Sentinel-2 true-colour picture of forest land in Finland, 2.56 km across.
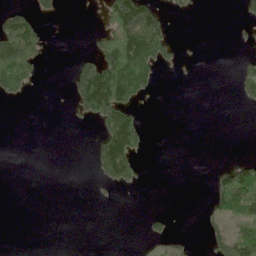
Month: June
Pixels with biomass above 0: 22%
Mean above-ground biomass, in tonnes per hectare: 33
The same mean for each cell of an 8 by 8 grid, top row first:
62 16 0 94 122 11 0 17
116 17 3 142 181 31 0 5
99 1 117 153 82 1 0 40
0 0 51 145 12 0 0 2
0 0 0 136 32 0 0 0
0 0 0 86 15 0 7 93
0 0 0 2 2 0 18 84
0 0 0 0 17 22 27 76
